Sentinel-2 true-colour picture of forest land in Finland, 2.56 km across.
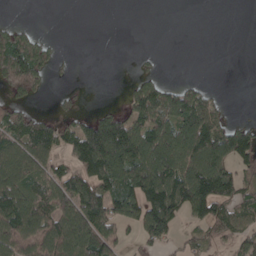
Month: April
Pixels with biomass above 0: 53%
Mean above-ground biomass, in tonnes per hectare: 75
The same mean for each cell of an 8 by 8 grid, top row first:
0 0 0 0 0 0 0 0
106 33 0 0 2 0 0 0
127 36 1 1 42 11 6 0
57 11 22 47 113 126 96 1
110 100 144 236 179 178 179 141
110 81 102 135 183 164 199 70
134 107 127 99 158 145 159 93
104 106 121 96 64 37 43 64
